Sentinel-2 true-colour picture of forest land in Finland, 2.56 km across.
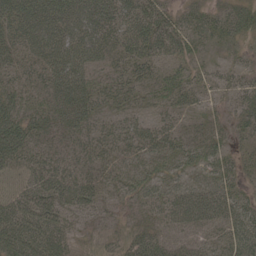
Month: May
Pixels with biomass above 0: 85%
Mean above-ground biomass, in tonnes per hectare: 44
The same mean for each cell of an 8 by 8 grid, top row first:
71 78 70 65 77 36 33 43
53 69 75 42 76 62 15 15
37 55 63 32 31 43 26 27
61 47 58 25 21 30 17 30
78 32 35 35 49 44 39 22
25 56 46 29 43 33 33 29
60 64 45 17 31 52 61 40
83 73 10 11 49 32 27 46
